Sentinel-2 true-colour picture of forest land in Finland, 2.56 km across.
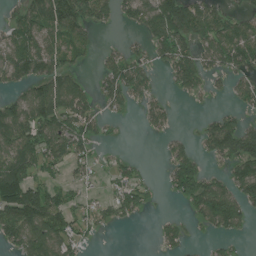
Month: July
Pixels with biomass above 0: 59%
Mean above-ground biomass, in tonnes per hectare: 71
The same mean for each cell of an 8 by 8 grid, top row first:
56 125 106 60 98 177 108 49
99 82 64 20 41 119 81 120
69 111 44 99 66 73 45 59
89 131 94 34 37 15 18 47
108 104 78 12 0 34 77 142
134 50 36 40 23 99 58 86
165 142 51 60 41 7 130 83
82 137 54 1 0 49 22 22
